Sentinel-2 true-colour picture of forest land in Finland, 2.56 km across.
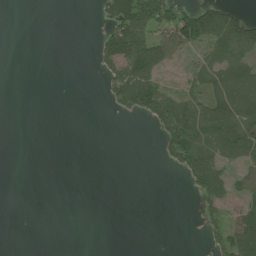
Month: July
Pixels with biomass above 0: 33%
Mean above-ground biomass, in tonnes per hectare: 33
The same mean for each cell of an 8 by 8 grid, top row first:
0 0 0 75 98 85 103 58
0 0 0 102 105 62 57 91
0 0 0 67 99 11 52 82
0 0 0 17 62 103 81 105
0 0 0 0 0 92 58 81
0 0 0 0 0 9 103 40
0 0 0 0 0 0 48 60
0 0 0 0 0 0 33 104
